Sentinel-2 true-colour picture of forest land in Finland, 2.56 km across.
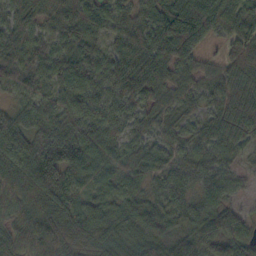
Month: October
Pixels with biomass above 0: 96%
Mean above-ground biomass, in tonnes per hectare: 72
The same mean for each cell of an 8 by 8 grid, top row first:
45 57 94 71 62 110 91 71
69 60 76 51 88 109 39 77
58 59 71 81 81 62 57 88
63 74 82 71 61 53 53 99
107 130 112 55 64 56 60 64
89 152 72 68 60 55 54 30
65 82 64 58 72 56 69 30
73 94 79 78 96 55 76 78
